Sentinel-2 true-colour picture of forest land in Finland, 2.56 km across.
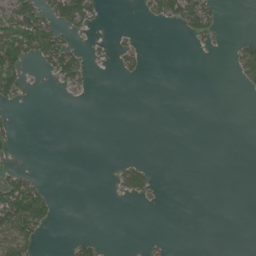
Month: June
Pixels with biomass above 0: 18%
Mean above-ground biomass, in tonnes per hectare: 21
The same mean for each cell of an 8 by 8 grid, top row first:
77 66 102 0 15 72 70 0
103 119 29 16 12 0 12 32
61 13 45 1 8 0 0 25
7 0 0 0 0 0 0 0
9 0 0 0 0 0 0 0
45 4 0 13 49 0 0 0
133 60 0 1 3 0 0 0
94 5 28 1 7 1 0 0
